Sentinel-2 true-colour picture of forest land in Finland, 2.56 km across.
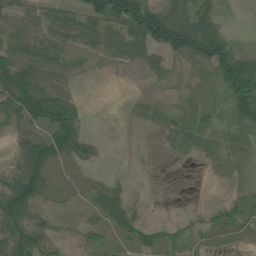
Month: July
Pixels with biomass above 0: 77%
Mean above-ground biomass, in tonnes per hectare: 45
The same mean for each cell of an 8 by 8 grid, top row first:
41 38 44 98 131 84 75 12
55 57 35 51 63 100 126 42
92 57 21 2 13 27 54 123
68 98 37 2 26 46 51 80
28 81 59 3 2 38 45 40
56 72 34 12 3 0 9 16
85 28 18 65 9 1 14 33
77 36 19 29 37 24 29 25
